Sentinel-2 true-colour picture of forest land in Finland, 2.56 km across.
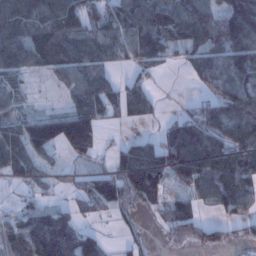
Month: January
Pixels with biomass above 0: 74%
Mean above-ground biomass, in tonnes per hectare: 78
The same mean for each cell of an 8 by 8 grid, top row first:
97 96 122 86 136 120 108 143
103 129 86 89 112 58 87 130
53 28 89 49 36 1 66 109
50 46 118 49 58 19 83 103
109 135 129 15 70 114 118 99
65 35 36 80 166 70 114 112
30 59 44 57 37 62 28 64
91 141 100 9 12 43 47 29
